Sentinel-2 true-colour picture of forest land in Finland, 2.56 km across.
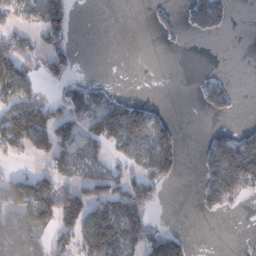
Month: January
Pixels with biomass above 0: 43%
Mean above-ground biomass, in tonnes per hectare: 54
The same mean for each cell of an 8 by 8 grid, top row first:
47 110 1 0 2 15 112 0
76 56 4 0 0 6 0 0
112 26 23 4 0 0 18 0
107 75 88 118 71 1 27 4
88 94 84 81 91 55 42 121
48 73 73 73 71 31 73 174
106 115 129 105 70 0 35 10
109 46 81 117 103 55 0 0
